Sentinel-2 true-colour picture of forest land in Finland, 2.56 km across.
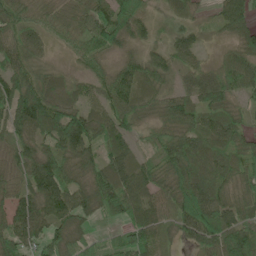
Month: June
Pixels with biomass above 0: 92%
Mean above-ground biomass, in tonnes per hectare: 64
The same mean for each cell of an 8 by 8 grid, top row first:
62 40 58 105 61 45 17 97
71 28 40 63 48 58 15 57
79 50 30 60 63 39 60 67
100 110 79 70 41 79 69 29
58 58 115 55 30 81 73 55
43 111 52 75 62 77 73 53
79 105 76 69 72 69 113 61
93 78 48 20 79 27 84 82
